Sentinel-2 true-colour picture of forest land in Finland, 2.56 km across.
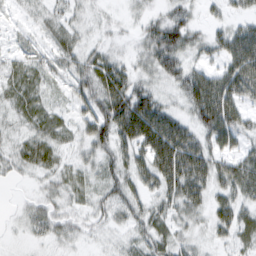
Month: February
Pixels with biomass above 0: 81%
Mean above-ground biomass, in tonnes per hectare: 34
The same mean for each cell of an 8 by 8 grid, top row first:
7 24 16 8 21 32 13 23
16 23 33 17 28 61 32 68
38 23 35 63 26 35 59 76
30 39 30 73 69 31 75 42
22 43 29 52 44 72 41 30
13 24 30 38 43 56 49 58
5 24 19 36 35 38 32 38
3 19 15 12 35 32 15 31
